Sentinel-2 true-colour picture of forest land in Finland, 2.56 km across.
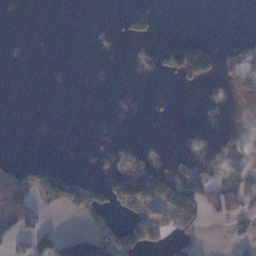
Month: November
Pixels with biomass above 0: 24%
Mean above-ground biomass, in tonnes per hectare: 32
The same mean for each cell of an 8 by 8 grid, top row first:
0 0 0 1 78 0 0 0
0 0 0 0 2 49 45 24
0 0 0 0 0 27 36 43
0 0 0 0 0 3 0 38
0 0 0 1 13 0 4 93
49 78 26 28 152 63 72 107
103 53 86 56 93 129 42 55
63 57 71 93 80 25 8 22
